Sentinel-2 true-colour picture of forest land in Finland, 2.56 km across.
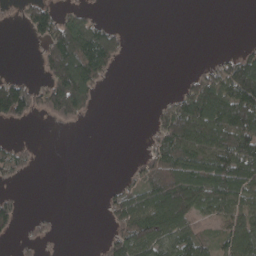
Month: April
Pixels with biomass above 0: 45%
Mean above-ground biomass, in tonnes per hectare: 56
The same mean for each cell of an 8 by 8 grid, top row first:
14 90 58 2 0 0 0 0
0 79 180 114 0 0 0 18
46 71 187 16 0 4 98 152
96 52 77 0 0 126 172 143
24 0 0 0 13 117 129 116
26 0 0 1 59 121 113 123
41 4 0 51 103 168 64 84
16 16 0 61 115 96 38 104
